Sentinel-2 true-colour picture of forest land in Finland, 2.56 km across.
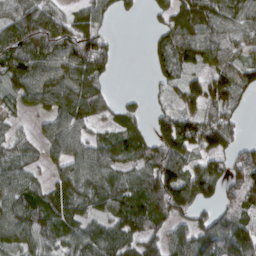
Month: March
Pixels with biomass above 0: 80%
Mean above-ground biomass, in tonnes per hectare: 86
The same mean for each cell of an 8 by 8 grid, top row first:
97 96 58 36 11 97 114 86
113 110 129 51 15 127 111 68
89 113 125 24 4 64 81 80
31 57 121 61 38 79 88 46
64 69 83 93 83 145 99 61
100 43 102 89 94 120 128 115
104 98 92 97 121 117 67 98
98 72 98 102 100 88 128 134
